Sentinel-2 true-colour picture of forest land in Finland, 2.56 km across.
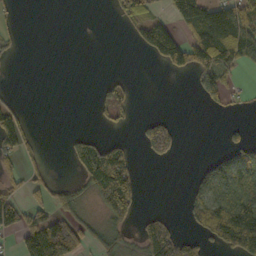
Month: October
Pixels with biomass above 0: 36%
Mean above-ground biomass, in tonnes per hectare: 48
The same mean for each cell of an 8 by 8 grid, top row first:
13 0 0 12 48 67 116 89
17 0 0 0 46 96 131 93
0 0 0 19 0 4 48 17
49 0 0 41 4 3 10 7
74 2 25 33 55 49 0 35
38 22 36 146 10 0 75 93
79 66 34 140 14 1 107 135
40 223 84 46 91 122 66 182
